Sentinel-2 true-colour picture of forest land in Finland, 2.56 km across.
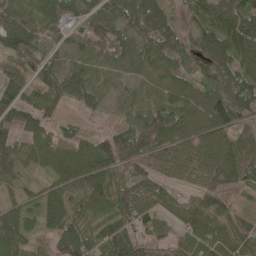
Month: May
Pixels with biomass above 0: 93%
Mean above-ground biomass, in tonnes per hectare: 79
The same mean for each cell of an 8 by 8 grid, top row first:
83 95 83 94 138 56 102 118
110 51 55 92 75 92 109 120
67 86 82 30 37 62 64 104
115 57 36 15 60 79 110 100
91 72 63 102 114 90 81 66
73 49 99 88 65 54 87 89
66 98 64 88 65 51 81 42
89 46 91 97 70 61 84 75
